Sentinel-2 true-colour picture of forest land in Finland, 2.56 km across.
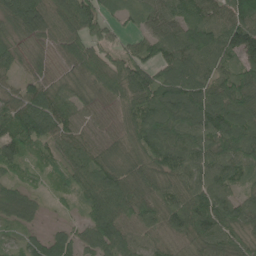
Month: June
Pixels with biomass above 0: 94%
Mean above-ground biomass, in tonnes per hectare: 77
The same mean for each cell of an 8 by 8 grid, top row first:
84 96 109 36 51 86 103 139
55 40 78 48 68 94 109 137
40 61 56 94 102 121 91 94
80 101 63 47 93 129 129 117
78 58 73 60 80 98 91 113
29 24 58 82 74 78 82 58
68 15 27 91 84 84 101 72
32 69 55 107 60 57 83 64
